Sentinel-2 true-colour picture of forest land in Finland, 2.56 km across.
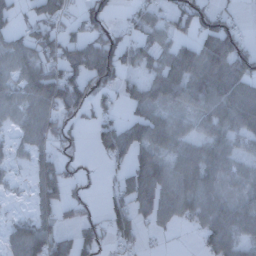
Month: December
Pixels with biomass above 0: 67%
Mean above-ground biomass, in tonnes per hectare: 56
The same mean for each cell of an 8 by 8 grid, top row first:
36 69 44 39 51 69 65 17
56 72 71 100 43 54 79 70
55 95 98 94 47 73 88 93
46 69 73 30 45 23 59 83
24 48 20 90 69 42 53 33
8 57 32 21 106 75 74 43
3 40 43 52 65 66 63 53
51 90 66 43 23 4 57 55
